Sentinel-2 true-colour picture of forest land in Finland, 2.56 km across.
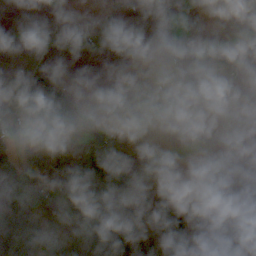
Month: October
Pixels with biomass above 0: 32%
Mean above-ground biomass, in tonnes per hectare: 36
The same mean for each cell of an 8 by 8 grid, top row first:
0 0 0 6 2 0 1 3
1 6 19 1 1 2 3 16
10 55 0 0 2 1 6 10
13 148 63 6 1 12 1 0
46 155 94 101 0 0 3 20
69 81 98 165 2 5 0 23
101 16 38 114 29 91 6 49
153 48 63 131 39 56 67 65
